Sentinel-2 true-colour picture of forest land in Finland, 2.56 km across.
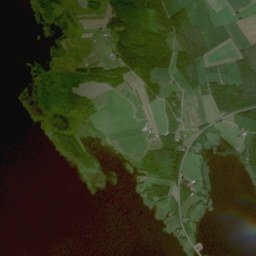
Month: July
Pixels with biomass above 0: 33%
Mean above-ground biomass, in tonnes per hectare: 37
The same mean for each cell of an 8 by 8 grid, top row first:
0 55 9 84 135 104 25 6
0 19 3 64 168 106 60 33
3 64 46 66 80 57 86 119
0 26 25 0 8 40 45 123
0 33 105 4 20 98 21 54
0 0 24 0 51 94 9 22
0 0 0 0 20 75 22 0
0 0 0 0 0 29 3 0
